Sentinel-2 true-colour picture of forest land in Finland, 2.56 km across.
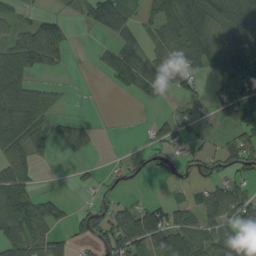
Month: August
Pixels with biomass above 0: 57%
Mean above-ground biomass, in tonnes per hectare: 50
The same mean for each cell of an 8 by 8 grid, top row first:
29 29 26 91 25 107 91 106
80 114 1 39 48 72 97 76
72 12 0 26 74 52 47 142
72 34 1 1 2 19 13 85
72 48 47 1 14 46 13 55
75 0 12 17 16 24 47 45
83 42 23 47 54 47 71 85
79 55 32 75 97 80 63 81
